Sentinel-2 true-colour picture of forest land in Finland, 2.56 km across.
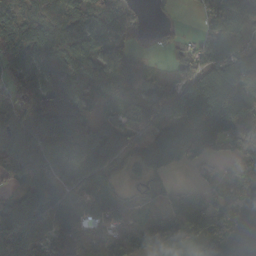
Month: October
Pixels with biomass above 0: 80%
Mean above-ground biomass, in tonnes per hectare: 96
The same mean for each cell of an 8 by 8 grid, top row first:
106 108 104 92 28 12 58 85
127 121 89 71 25 30 69 68
81 163 95 94 63 54 128 106
105 202 114 36 86 116 212 232
120 148 113 71 73 127 197 158
83 85 48 48 42 9 31 102
84 105 93 63 28 123 129 79
134 127 106 146 176 112 104 20
